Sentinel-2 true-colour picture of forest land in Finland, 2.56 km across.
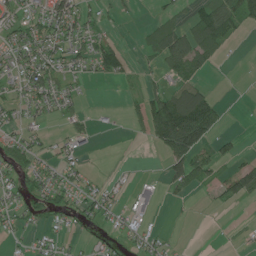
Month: July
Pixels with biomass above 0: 44%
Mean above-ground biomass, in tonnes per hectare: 29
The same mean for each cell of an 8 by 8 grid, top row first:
28 54 41 10 2 19 60 60
39 42 36 47 17 87 58 2
26 58 20 21 16 38 14 0
24 28 17 2 51 136 99 0
40 15 14 0 8 110 45 15
31 32 21 5 2 55 40 63
24 31 30 25 11 2 5 5
9 18 8 18 22 4 0 3
